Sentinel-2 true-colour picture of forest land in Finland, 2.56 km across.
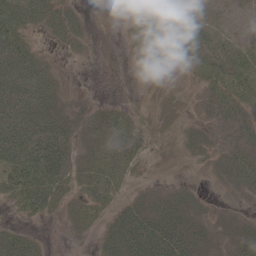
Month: May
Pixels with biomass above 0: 64%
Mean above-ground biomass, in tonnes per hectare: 30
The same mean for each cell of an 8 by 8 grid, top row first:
79 55 19 0 26 13 18 16
77 10 15 0 18 15 34 29
86 49 2 0 0 1 41 39
77 54 18 20 7 4 20 34
105 65 22 33 20 6 23 28
62 64 32 39 8 2 8 40
21 40 25 24 32 41 14 7
51 5 5 46 67 57 27 28
